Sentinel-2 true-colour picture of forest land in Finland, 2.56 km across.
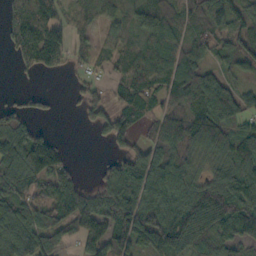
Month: October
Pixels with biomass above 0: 78%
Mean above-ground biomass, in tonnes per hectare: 77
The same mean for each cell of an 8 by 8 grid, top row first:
87 80 68 64 105 76 94 92
66 128 39 63 80 81 70 76
9 5 24 36 90 88 87 39
45 18 24 58 60 61 91 75
115 111 0 45 52 101 95 105
117 115 26 71 95 89 46 109
106 79 59 97 114 97 141 94
158 67 37 87 109 120 98 77
